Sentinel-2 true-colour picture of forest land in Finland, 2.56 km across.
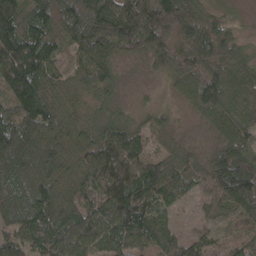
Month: April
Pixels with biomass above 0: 93%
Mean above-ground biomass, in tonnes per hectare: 93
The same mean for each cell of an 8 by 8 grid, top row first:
82 121 172 143 112 166 92 16
120 89 101 87 91 96 144 57
133 85 72 59 10 77 133 114
125 112 58 43 26 23 87 91
185 106 78 108 56 35 24 95
126 92 70 100 131 100 89 149
136 112 81 125 108 41 35 86
102 129 111 105 87 68 58 70
